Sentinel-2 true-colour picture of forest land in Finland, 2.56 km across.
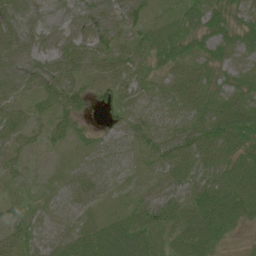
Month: June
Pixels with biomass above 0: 92%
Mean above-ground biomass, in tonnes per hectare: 41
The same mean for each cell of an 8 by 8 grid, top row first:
52 18 32 48 39 33 51 40
61 37 50 44 37 50 42 37
54 58 36 35 29 40 37 31
37 39 46 41 29 29 49 60
36 21 24 33 45 66 61 60
20 12 50 27 20 49 42 65
27 21 28 12 49 64 69 55
37 29 52 74 59 38 62 15
